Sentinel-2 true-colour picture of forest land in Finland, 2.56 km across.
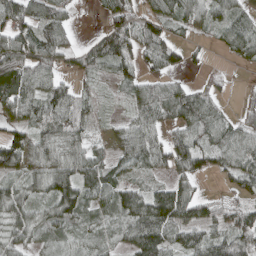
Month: April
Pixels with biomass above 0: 81%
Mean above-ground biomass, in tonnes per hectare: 62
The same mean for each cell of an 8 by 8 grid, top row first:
85 87 9 65 55 69 55 55
100 107 42 99 73 53 18 67
90 67 31 34 57 33 26 6
59 75 53 11 71 80 81 30
83 72 55 39 87 70 56 76
52 75 88 53 30 46 35 72
80 60 80 69 98 121 44 63
62 44 38 40 117 50 67 93
